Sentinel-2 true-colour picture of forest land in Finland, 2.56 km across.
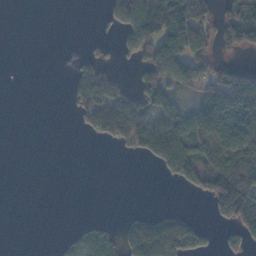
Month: November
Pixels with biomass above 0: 40%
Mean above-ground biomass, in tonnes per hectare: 54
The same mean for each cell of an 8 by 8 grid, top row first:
0 0 0 72 168 107 67 99
0 0 3 17 140 157 71 60
0 0 61 55 78 84 82 108
0 0 46 112 75 72 123 173
0 0 0 30 71 104 106 133
0 0 0 0 0 49 108 163
0 0 0 0 8 11 27 184
0 1 38 37 144 125 28 53
